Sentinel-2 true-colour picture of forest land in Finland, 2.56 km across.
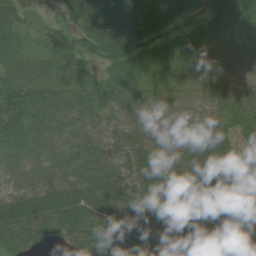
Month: July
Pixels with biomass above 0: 94%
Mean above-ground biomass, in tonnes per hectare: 52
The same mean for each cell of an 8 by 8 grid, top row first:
27 6 54 62 54 28 40 68
26 24 30 62 40 25 42 53
42 41 35 47 43 32 35 39
95 80 76 77 84 66 46 52
60 48 58 65 77 58 66 40
31 50 60 85 70 41 68 65
60 60 62 60 55 51 60 49
55 32 63 61 72 58 45 37
